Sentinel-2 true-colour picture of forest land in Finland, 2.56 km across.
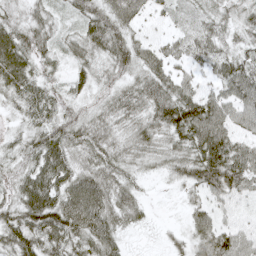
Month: May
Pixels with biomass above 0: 90%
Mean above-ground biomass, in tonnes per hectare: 49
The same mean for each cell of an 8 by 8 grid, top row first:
28 35 43 67 36 21 31 37
70 34 46 65 37 29 41 38
74 30 36 33 51 46 25 85
23 47 29 45 51 84 87 55
29 72 46 42 47 53 90 45
37 81 66 49 23 35 80 77
57 94 106 66 23 4 37 14
74 77 61 55 5 18 52 57
